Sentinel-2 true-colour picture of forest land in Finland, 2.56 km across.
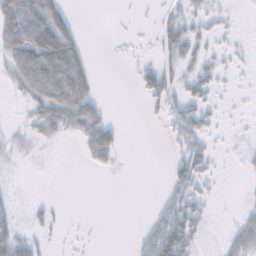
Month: November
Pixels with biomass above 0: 37%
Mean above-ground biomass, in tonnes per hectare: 18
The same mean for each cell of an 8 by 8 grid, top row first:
70 71 3 0 1 15 17 2
66 81 33 0 1 27 13 5
37 75 58 0 18 16 22 2
2 40 50 4 4 18 15 2
10 7 14 37 0 13 14 3
2 0 0 3 0 25 16 3
11 9 0 0 0 36 10 6
39 7 1 0 18 57 4 27
